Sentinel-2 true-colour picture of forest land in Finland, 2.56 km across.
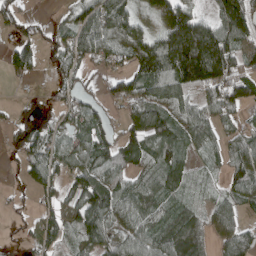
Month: April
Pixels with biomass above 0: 76%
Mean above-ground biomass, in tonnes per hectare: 76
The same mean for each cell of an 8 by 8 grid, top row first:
49 10 44 126 35 181 50 175
58 38 94 79 119 268 224 99
21 20 44 51 104 147 163 108
25 33 62 27 106 79 73 53
37 73 69 71 70 77 61 67
15 86 88 92 64 61 31 59
10 57 97 100 86 52 46 63
10 69 69 73 84 105 53 83
